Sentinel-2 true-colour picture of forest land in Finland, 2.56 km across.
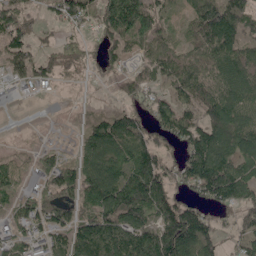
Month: May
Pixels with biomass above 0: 78%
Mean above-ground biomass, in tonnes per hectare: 95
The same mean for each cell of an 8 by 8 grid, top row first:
95 35 89 174 135 46 170 131
100 48 51 59 61 65 120 96
35 44 19 22 52 111 99 106
0 0 7 53 71 135 124 99
5 18 52 141 141 83 170 128
49 74 125 120 180 87 199 136
67 105 104 184 182 147 75 98
70 74 120 159 164 220 112 66
